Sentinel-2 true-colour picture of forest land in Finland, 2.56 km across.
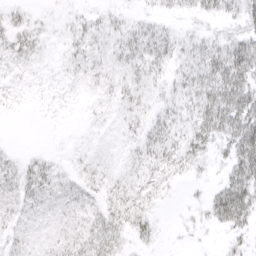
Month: March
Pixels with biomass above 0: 70%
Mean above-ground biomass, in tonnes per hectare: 17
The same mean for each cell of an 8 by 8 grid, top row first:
8 2 7 8 7 10 18 28
16 5 14 15 25 19 25 37
5 3 8 12 16 18 37 48
3 3 2 8 15 19 46 49
1 0 2 6 21 26 30 47
17 20 12 12 19 18 7 38
14 13 13 21 23 2 22 54
12 10 22 25 13 2 2 14
